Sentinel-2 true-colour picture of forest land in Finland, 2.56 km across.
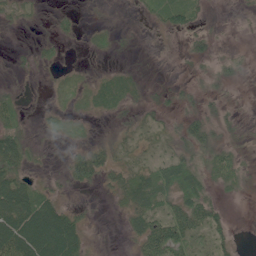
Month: June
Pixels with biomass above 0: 57%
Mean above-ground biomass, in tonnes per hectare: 19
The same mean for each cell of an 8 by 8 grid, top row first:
15 5 6 1 11 42 7 4
3 9 2 6 1 3 15 4
4 4 6 14 6 5 8 8
21 7 7 10 14 13 17 5
48 3 9 18 15 21 30 10
47 7 34 28 34 44 25 22
89 47 10 6 41 36 35 0
80 62 29 0 44 49 25 5
